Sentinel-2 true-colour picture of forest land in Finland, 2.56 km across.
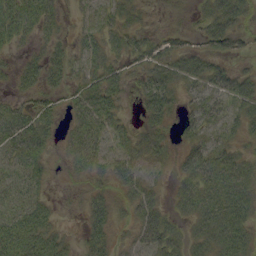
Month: September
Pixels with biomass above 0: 78%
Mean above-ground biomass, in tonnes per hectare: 35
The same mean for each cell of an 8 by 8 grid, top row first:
49 36 16 35 16 4 39 49
17 31 27 32 38 34 34 22
27 41 29 38 36 41 51 45
32 32 42 42 28 24 46 44
41 27 47 33 40 23 42 29
23 15 18 39 34 28 61 55
26 22 14 37 47 22 54 52
51 41 21 31 41 40 47 51
